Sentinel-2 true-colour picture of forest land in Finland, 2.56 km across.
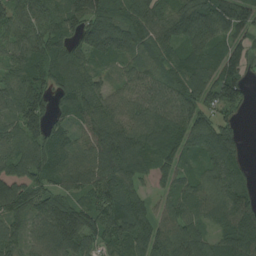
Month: August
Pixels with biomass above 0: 93%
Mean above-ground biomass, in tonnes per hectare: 97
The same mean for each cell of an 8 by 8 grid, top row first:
104 101 146 107 102 95 125 115
86 110 106 124 83 81 97 61
105 95 120 51 76 85 108 104
117 92 87 95 85 89 81 41
105 115 81 118 88 80 110 80
162 96 105 120 56 68 78 61
122 123 103 127 68 62 79 112
82 119 108 102 95 105 65 110
